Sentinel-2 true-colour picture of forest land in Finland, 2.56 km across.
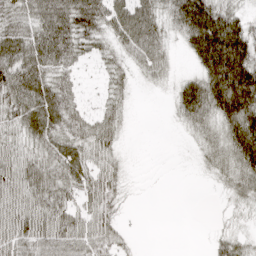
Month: April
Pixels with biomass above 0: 76%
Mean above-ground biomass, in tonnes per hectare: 43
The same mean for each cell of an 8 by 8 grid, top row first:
52 67 70 62 66 53 90 39
71 72 43 34 66 17 91 78
84 56 16 29 16 24 67 90
63 72 32 32 0 26 59 83
39 45 43 32 0 2 34 72
66 52 50 41 1 0 13 51
63 61 38 36 0 0 1 20
69 67 57 39 1 0 13 30
